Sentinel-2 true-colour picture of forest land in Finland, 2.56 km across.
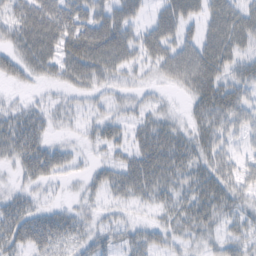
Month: February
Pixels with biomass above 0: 73%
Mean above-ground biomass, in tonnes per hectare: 31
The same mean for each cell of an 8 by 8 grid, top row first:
32 53 44 44 18 46 32 37
34 45 56 59 35 43 39 31
19 18 36 27 12 35 36 27
22 23 18 20 21 12 30 34
41 27 12 28 39 46 30 17
13 31 13 34 56 42 40 27
34 21 19 17 15 35 44 25
39 49 29 31 35 27 23 29
